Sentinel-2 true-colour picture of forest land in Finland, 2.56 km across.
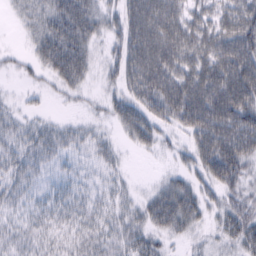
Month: February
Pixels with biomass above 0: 82%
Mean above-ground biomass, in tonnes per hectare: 45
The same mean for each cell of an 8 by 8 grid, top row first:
14 48 70 29 108 75 57 82
6 58 65 28 103 90 76 94
7 20 38 25 91 83 82 95
17 7 8 28 54 73 102 91
32 41 24 18 31 15 81 91
35 18 18 17 1 23 48 49
23 27 30 27 36 70 27 41
28 25 30 33 41 17 12 41
